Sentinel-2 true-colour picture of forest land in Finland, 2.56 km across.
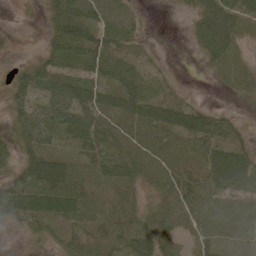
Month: June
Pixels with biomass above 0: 84%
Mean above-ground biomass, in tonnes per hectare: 37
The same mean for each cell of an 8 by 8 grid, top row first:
3 30 69 56 15 4 54 38
10 31 61 42 14 0 48 16
35 54 51 41 44 6 3 21
41 59 55 40 62 43 29 10
31 41 51 38 37 38 58 36
32 62 34 44 30 39 56 58
51 52 40 23 24 53 68 44
7 20 28 29 45 46 47 30
